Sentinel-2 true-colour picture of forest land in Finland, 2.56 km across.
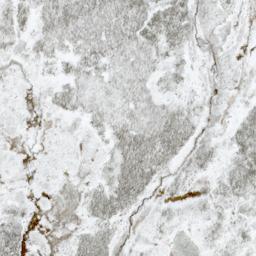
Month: May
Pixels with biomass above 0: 71%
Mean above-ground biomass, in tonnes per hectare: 21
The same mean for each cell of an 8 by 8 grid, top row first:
26 38 48 41 41 44 16 7
9 26 30 34 33 26 19 5
8 8 26 27 25 18 15 10
4 8 21 27 33 32 17 13
3 3 2 32 57 41 21 34
3 5 2 39 50 17 12 40
14 1 12 43 9 12 17 18
33 4 27 29 8 4 13 16
